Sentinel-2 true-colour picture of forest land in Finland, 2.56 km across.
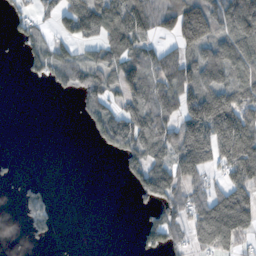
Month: November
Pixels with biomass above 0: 54%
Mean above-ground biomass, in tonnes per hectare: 71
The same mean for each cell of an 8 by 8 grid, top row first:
34 25 127 111 99 128 144 140
12 64 33 90 64 67 111 141
1 45 65 67 106 127 114 95
0 0 18 73 111 98 196 141
0 0 0 73 133 127 166 193
18 1 0 0 118 113 55 111
20 51 0 0 24 76 143 154
2 19 0 0 50 50 122 73
